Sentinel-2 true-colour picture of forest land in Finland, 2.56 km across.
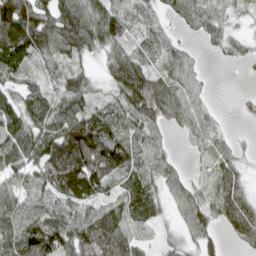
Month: April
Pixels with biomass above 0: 84%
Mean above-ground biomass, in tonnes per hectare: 72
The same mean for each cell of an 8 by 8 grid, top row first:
157 102 116 93 24 44 66 21
97 85 100 66 22 30 18 27
50 32 52 70 104 68 13 2
89 104 86 70 112 89 38 10
108 123 159 121 70 14 53 13
71 98 153 86 75 48 39 53
83 63 72 81 71 44 75 94
107 124 116 157 46 31 53 42
